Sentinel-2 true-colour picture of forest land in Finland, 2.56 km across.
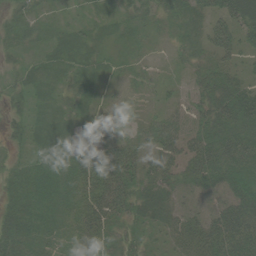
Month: August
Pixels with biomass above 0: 84%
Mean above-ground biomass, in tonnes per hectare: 27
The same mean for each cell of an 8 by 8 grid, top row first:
26 11 8 15 23 24 31 46
22 16 24 9 7 11 27 33
14 14 23 9 9 8 29 28
17 14 23 18 7 17 36 53
15 22 20 32 20 32 37 48
24 35 41 60 37 27 40 44
34 30 41 49 33 28 23 55
40 27 29 21 18 23 46 57
